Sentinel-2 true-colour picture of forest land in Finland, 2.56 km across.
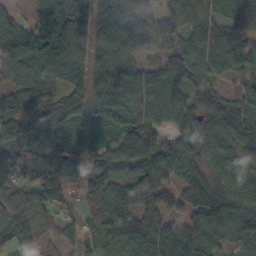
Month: October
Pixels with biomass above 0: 90%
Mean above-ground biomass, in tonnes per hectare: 72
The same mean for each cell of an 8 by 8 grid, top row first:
40 92 80 119 68 82 59 62
107 114 72 93 43 66 83 91
60 80 76 95 74 67 56 45
81 89 52 66 47 68 79 83
83 66 21 58 63 72 64 68
60 92 58 62 90 56 53 54
71 56 40 97 83 52 104 99
63 18 48 70 112 123 96 67
